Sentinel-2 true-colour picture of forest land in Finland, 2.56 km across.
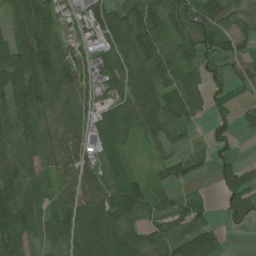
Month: July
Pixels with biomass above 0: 82%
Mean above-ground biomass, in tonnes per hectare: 73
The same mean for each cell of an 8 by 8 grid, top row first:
84 87 55 94 117 80 102 48
97 111 48 79 102 79 89 64
117 118 84 79 75 76 61 50
91 89 76 53 85 87 51 35
82 76 88 51 31 42 34 12
97 50 96 63 30 55 15 77
120 56 102 99 71 60 37 83
101 65 100 88 71 84 67 1
